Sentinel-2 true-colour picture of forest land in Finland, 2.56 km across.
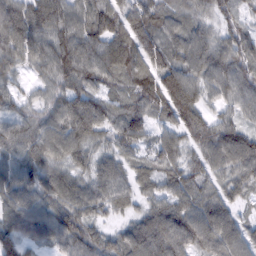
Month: February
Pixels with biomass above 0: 94%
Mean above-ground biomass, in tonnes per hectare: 74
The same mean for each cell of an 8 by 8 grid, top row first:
90 88 78 77 90 60 48 43
81 76 85 85 103 71 81 72
36 55 83 54 93 102 76 85
61 72 102 76 76 104 51 56
79 90 71 47 45 62 83 90
73 73 51 83 53 62 64 67
92 77 80 54 44 80 77 34
90 53 89 57 108 105 94 79
